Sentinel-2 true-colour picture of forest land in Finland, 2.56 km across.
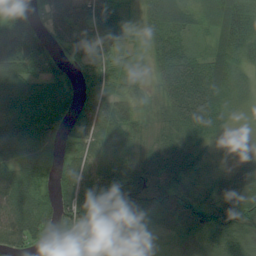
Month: August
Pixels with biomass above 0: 92%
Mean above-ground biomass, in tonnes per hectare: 61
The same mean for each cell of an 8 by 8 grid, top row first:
93 52 93 76 42 67 24 67
106 72 67 70 28 59 23 56
86 84 57 50 23 115 76 31
77 108 76 82 26 80 72 15
71 65 60 57 35 54 27 7
63 48 88 92 97 74 34 33
81 59 125 84 76 73 75 62
76 54 38 16 11 12 27 54
